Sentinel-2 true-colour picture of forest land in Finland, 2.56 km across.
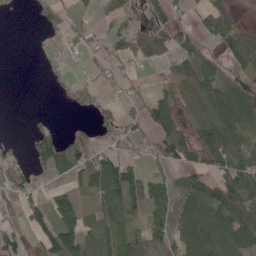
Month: May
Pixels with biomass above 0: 55%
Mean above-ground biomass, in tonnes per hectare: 41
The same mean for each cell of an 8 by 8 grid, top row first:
4 38 18 37 15 22 59 13
0 7 18 29 79 57 18 57
0 8 13 15 12 33 59 42
0 5 18 15 49 49 65 77
18 66 55 22 18 67 78 39
33 25 58 93 39 24 59 74
20 47 37 59 51 65 86 90
49 71 74 61 54 48 73 70
